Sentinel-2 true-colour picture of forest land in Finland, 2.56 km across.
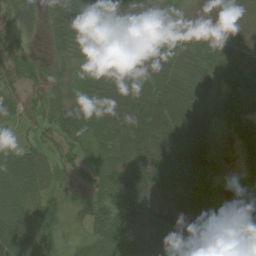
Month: August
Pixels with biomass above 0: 90%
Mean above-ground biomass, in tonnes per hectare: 59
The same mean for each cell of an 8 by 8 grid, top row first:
46 45 115 76 70 58 15 46
33 23 69 77 78 69 57 58
55 33 49 79 85 74 55 65
47 38 68 72 89 80 45 71
41 44 66 85 83 82 44 42
80 43 35 69 73 59 41 26
73 46 19 78 72 43 52 25
88 49 22 97 52 78 72 51
